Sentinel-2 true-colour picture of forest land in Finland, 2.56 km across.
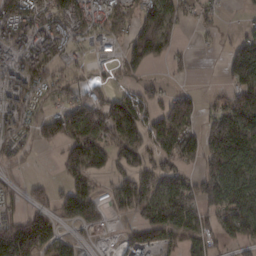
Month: February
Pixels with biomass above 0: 69%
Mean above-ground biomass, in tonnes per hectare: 96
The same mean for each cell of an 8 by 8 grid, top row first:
112 79 73 110 120 84 42 9
108 95 30 40 170 59 14 129
110 112 53 42 46 17 6 118
112 81 148 175 125 179 60 131
77 55 200 133 113 133 156 162
28 18 126 78 142 119 122 132
44 99 82 42 134 195 102 129
263 117 36 12 113 59 79 75
